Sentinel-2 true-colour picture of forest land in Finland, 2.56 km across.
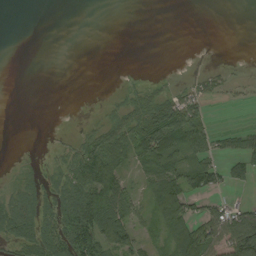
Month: August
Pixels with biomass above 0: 42%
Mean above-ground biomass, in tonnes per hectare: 31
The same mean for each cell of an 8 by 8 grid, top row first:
0 0 0 0 0 0 0 0
0 0 0 0 0 0 0 0
0 0 0 0 5 3 28 9
0 0 0 17 52 78 27 1
0 1 33 88 88 66 45 35
8 20 75 79 38 58 53 33
58 40 100 85 22 74 31 35
41 68 118 85 18 69 66 137
